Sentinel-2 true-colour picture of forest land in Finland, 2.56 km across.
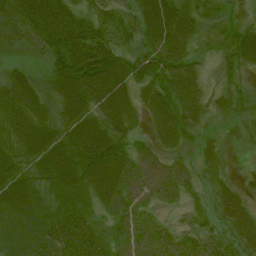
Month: July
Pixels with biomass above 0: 94%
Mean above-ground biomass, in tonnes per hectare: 63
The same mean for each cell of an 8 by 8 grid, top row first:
74 120 63 42 51 84 33 26
24 58 130 83 53 89 23 81
59 56 125 101 68 101 27 33
74 53 79 85 53 106 48 42
61 72 98 99 30 62 31 11
69 71 88 94 74 68 27 12
85 58 68 62 41 22 25 57
68 68 106 53 59 40 40 48
